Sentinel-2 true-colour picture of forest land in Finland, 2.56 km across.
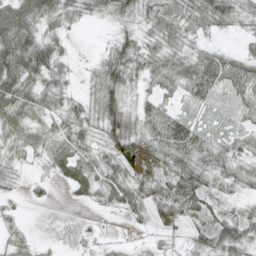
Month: May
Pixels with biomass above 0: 82%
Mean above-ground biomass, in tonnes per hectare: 43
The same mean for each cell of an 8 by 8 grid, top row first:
83 58 37 33 39 50 67 39
91 57 1 44 48 49 27 16
81 52 12 81 33 45 65 61
47 41 44 78 43 36 16 27
37 29 42 62 75 91 51 36
22 15 44 50 57 70 62 50
12 3 4 25 44 62 53 26
31 5 5 8 10 14 57 68
